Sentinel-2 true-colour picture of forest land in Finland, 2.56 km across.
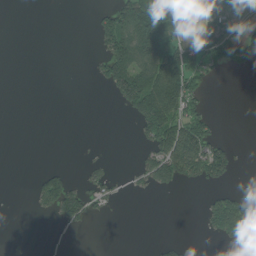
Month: July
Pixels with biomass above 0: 28%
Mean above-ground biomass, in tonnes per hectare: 41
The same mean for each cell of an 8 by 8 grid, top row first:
0 0 0 78 136 95 36 26
0 0 0 113 153 73 85 86
0 0 0 112 147 137 34 0
0 0 0 1 140 107 35 0
0 0 1 0 33 169 103 6
0 54 14 28 43 86 75 7
0 43 90 17 0 0 59 97
1 1 0 0 0 16 7 61
